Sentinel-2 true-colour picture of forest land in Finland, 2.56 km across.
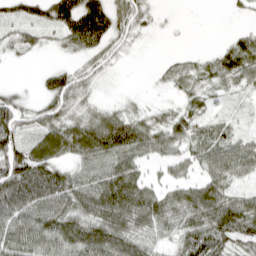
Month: April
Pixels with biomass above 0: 78%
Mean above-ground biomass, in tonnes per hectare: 54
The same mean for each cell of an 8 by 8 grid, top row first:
38 56 143 82 42 1 0 10
34 14 54 44 4 2 6 58
2 45 47 7 1 29 38 46
78 60 34 37 23 31 29 8
74 78 82 96 67 46 70 50
121 95 56 77 38 32 57 44
104 91 70 94 90 71 92 74
89 81 88 93 52 47 97 67
